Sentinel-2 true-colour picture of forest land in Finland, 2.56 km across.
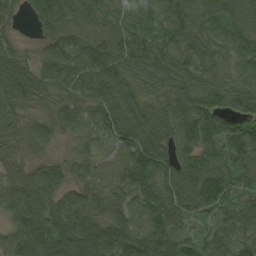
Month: September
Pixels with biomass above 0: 96%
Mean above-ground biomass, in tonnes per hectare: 86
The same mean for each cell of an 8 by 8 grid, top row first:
43 97 78 81 92 102 88 90
43 49 84 90 109 87 83 94
66 79 88 104 74 98 73 79
37 39 66 95 90 104 112 76
50 59 44 69 103 100 90 115
60 82 49 78 101 96 120 84
91 90 100 87 92 90 86 88
105 137 151 133 109 85 61 78
